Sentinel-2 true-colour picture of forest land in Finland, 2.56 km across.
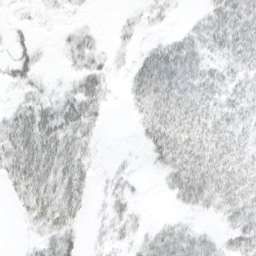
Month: March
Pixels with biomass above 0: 66%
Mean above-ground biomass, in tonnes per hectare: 21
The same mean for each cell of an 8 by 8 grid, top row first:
3 3 3 1 6 3 18 37
14 2 22 6 11 25 19 32
17 4 25 9 37 41 27 19
21 33 42 2 23 44 28 21
44 48 30 0 14 42 32 25
40 42 32 8 3 27 37 33
11 38 21 12 3 7 14 30
1 20 14 9 13 29 14 28
